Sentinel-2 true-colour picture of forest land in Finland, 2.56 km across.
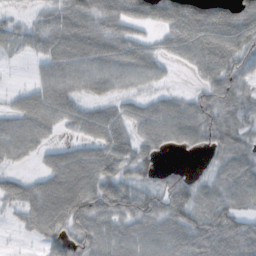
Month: October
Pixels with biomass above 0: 82%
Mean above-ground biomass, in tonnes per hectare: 65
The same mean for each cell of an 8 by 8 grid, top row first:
13 43 81 63 51 74 77 69
34 70 95 80 52 52 80 66
2 64 70 68 52 6 48 75
53 83 59 52 59 71 72 64
76 36 45 85 58 43 57 70
31 59 97 73 37 42 35 83
43 102 104 94 87 103 86 66
4 53 80 79 83 87 114 127
